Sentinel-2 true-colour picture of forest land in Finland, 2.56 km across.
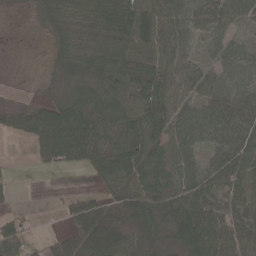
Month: April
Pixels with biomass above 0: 82%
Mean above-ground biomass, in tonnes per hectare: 59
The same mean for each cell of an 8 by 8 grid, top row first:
7 45 40 90 89 62 74 56
2 20 45 71 59 60 30 45
1 13 55 58 82 59 56 66
38 79 87 72 80 72 76 83
4 114 117 58 85 75 57 86
8 20 27 68 88 78 66 79
10 0 66 37 83 84 85 68
72 29 98 83 41 46 106 78
